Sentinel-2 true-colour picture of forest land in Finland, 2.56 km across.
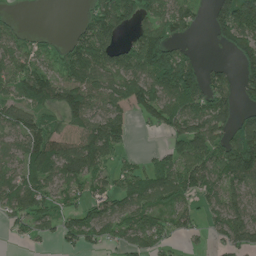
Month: June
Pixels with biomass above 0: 71%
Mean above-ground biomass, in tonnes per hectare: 83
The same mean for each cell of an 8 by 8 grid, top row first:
13 0 21 132 78 89 41 176
63 31 104 99 156 80 12 115
102 96 94 84 112 190 113 90
77 63 100 88 76 93 129 84
67 118 112 116 2 70 126 174
74 98 96 53 69 98 116 146
76 65 62 83 90 70 49 100
12 25 71 50 66 27 20 93
